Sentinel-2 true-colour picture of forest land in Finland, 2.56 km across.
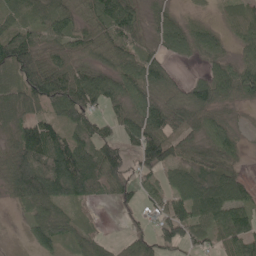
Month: May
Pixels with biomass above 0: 83%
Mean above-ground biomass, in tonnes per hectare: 64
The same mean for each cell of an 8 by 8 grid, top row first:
54 60 47 122 49 32 10 45
98 56 48 64 47 70 44 39
74 111 83 71 87 32 74 93
60 47 83 35 70 71 69 19
83 121 86 63 102 56 64 31
106 138 148 95 48 54 98 49
16 59 30 14 32 69 96 80
1 62 42 16 67 84 45 90
